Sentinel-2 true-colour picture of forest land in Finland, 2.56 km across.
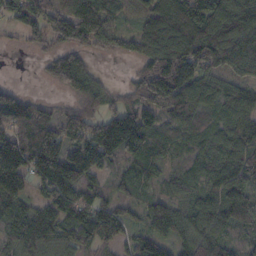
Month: October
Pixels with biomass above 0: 87%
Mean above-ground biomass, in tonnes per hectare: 104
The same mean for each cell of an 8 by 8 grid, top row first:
100 105 175 95 79 164 152 144
12 55 92 72 106 163 146 167
3 35 100 11 94 164 96 82
147 59 91 81 119 112 75 104
156 135 125 185 146 65 77 120
160 159 148 48 77 50 89 133
98 101 138 84 72 81 110 169
87 106 92 67 86 82 123 67
